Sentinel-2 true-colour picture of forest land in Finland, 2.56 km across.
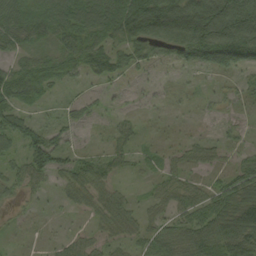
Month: September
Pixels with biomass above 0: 66%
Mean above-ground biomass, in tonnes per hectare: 54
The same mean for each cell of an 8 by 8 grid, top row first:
80 93 109 104 181 157 207 173
42 33 88 66 60 90 179 170
84 58 26 38 11 5 8 25
66 10 22 14 9 4 9 10
41 80 12 31 13 15 27 21
41 51 50 29 14 34 20 68
12 5 24 55 23 48 76 99
4 8 30 30 44 66 83 106
